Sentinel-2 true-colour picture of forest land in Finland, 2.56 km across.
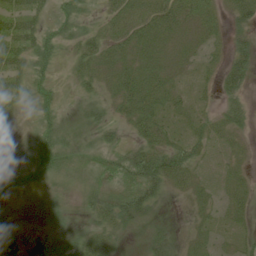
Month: June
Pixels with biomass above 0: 64%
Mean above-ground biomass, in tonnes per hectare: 23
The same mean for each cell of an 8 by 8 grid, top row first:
39 19 25 24 36 41 32 25
38 29 21 29 34 20 16 22
22 17 17 26 46 18 8 35
11 19 5 16 44 24 14 26
0 35 12 23 38 30 24 12
13 20 13 37 72 40 8 17
2 4 9 46 45 1 16 23
14 25 29 21 15 13 14 14
